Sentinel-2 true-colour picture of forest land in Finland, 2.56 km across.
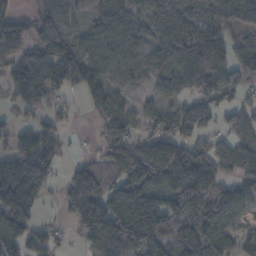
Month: November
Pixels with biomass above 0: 79%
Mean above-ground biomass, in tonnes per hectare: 95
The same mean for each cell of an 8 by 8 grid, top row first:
47 72 33 80 66 100 130 150
81 102 88 73 61 123 129 75
103 140 111 63 41 89 112 111
23 45 10 86 49 62 71 80
61 80 6 91 73 131 69 72
159 88 149 91 124 175 170 73
172 12 181 131 162 95 165 90
127 62 51 122 196 112 125 66
